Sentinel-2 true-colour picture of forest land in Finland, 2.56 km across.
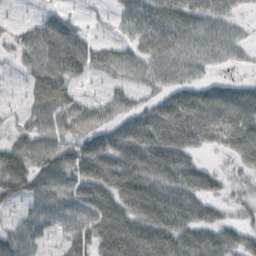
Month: October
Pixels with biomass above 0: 85%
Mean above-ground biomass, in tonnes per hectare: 53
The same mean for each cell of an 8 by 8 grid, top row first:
12 30 19 22 62 67 59 21
30 77 60 43 52 60 54 28
16 84 33 35 40 42 29 22
17 65 53 43 55 82 84 86
41 57 55 75 89 80 36 80
75 71 65 81 80 72 50 24
27 60 62 67 72 71 41 20
60 26 47 79 75 66 60 44
